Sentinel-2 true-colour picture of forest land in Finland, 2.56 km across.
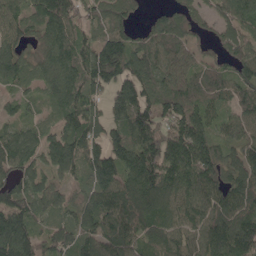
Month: May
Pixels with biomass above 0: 91%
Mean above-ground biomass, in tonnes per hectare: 118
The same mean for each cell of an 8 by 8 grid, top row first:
115 157 105 127 38 94 56 136
118 117 124 192 107 108 42 99
92 106 139 173 130 98 98 95
49 46 133 111 135 130 89 82
134 97 147 138 167 155 129 89
108 69 83 162 202 157 141 119
154 79 88 142 161 122 118 132
209 90 98 127 102 110 130 167
